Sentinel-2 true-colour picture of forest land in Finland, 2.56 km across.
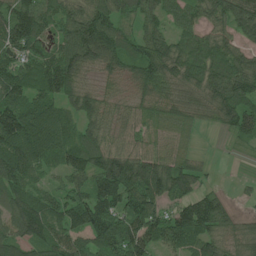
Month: July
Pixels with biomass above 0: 87%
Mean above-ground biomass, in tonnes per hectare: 93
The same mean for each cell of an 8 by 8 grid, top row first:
132 99 104 91 71 68 84 112
112 65 139 132 96 92 89 74
107 108 93 53 104 113 113 119
148 102 109 68 74 93 75 119
127 94 102 75 74 51 0 24
107 46 83 178 154 136 25 6
94 80 119 125 127 90 124 16
83 90 79 136 113 81 93 76
